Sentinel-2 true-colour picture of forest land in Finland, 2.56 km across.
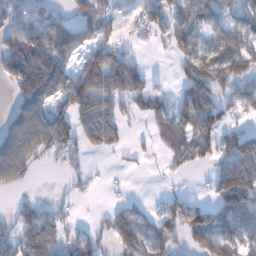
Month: January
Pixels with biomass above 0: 62%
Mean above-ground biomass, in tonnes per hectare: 73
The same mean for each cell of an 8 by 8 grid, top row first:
69 71 68 51 66 84 77 72
133 146 65 67 13 70 77 89
119 126 95 127 68 32 107 87
64 84 78 72 48 63 104 42
136 117 69 57 13 81 70 133
87 6 38 3 6 19 27 154
41 57 8 35 29 69 64 108
88 124 85 70 100 67 99 101
